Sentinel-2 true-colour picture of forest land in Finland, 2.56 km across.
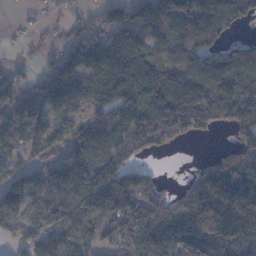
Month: November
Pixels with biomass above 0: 79%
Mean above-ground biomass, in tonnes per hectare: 105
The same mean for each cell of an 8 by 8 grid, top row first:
5 23 40 98 105 121 104 87
12 34 151 142 108 104 106 48
55 141 138 158 185 98 106 82
124 129 74 126 132 192 127 125
102 139 111 105 70 45 9 75
117 108 153 141 60 7 132 144
122 143 149 145 143 94 119 181
52 149 108 71 161 122 100 82
